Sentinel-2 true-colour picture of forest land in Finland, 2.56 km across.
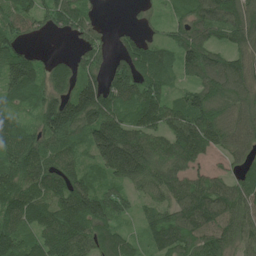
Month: June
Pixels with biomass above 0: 89%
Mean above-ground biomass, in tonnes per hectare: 99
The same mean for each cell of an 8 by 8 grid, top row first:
98 72 85 1 23 47 133 140
79 7 50 41 93 93 112 94
134 91 101 95 127 57 114 126
65 122 148 117 122 101 119 82
113 98 75 179 125 137 153 87
114 116 80 81 108 128 153 68
105 108 142 104 44 100 134 105
111 116 110 99 56 110 96 85
